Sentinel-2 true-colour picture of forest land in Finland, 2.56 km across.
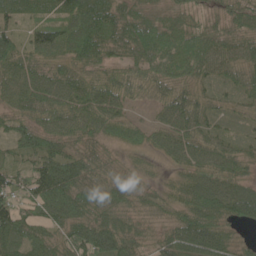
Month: May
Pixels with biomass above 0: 94%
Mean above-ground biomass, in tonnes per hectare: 62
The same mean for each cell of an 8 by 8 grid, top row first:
44 40 78 64 63 58 31 58
60 86 85 61 88 93 78 65
70 67 60 58 54 64 46 49
47 65 74 65 13 77 56 34
47 60 46 36 38 69 64 45
59 96 73 47 28 28 67 55
72 83 70 70 51 51 90 78
75 62 93 90 48 78 98 30
